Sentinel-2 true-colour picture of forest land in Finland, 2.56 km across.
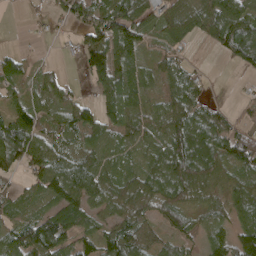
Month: April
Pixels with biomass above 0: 79%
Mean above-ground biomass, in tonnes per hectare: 59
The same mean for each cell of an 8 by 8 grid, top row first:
1 20 70 116 64 53 85 98
10 2 58 110 48 39 18 98
45 16 15 90 40 62 12 4
67 48 67 57 52 74 54 16
118 69 61 52 52 95 91 88
31 101 114 66 62 86 55 49
26 50 93 66 66 72 43 58
75 113 58 74 57 48 20 85
